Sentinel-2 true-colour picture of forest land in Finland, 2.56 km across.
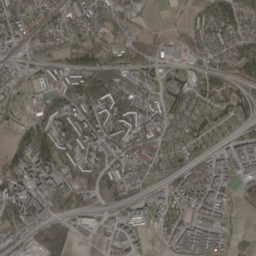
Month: April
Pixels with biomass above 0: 81%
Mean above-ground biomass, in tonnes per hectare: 85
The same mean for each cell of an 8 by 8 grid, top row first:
130 96 103 113 41 14 133 132
70 90 116 122 136 66 86 108
49 56 142 164 89 64 106 74
49 117 101 111 97 119 95 74
89 142 84 72 91 111 50 78
114 110 77 61 66 75 82 57
77 67 107 41 70 79 80 17
53 86 39 72 35 71 68 37
